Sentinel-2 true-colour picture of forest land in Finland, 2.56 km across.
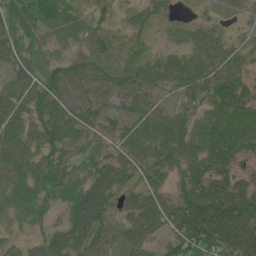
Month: June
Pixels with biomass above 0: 94%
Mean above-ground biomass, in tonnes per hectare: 63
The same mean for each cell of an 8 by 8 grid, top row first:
80 61 37 24 41 21 38 36
77 36 30 34 26 40 76 48
76 66 66 64 73 80 90 68
72 86 78 47 73 67 56 86
77 74 53 48 75 75 76 81
63 67 44 84 53 42 81 49
36 23 90 50 87 78 123 102
19 48 71 40 64 71 118 114
